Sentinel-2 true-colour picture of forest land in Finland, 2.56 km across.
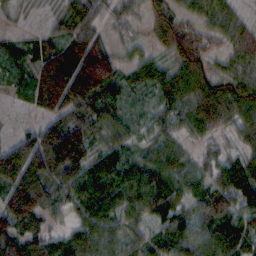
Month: October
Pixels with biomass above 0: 89%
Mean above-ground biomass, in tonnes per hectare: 72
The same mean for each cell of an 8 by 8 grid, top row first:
12 18 70 25 47 65 55 32
38 60 100 43 24 92 43 67
36 118 138 96 65 87 81 74
6 50 74 71 29 65 99 72
56 130 144 67 37 46 31 36
116 109 111 122 91 59 48 101
143 81 76 91 82 61 86 88
91 64 75 72 54 86 95 124
